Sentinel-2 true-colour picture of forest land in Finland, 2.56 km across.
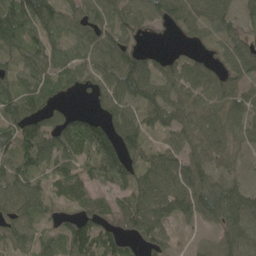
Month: May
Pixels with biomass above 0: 84%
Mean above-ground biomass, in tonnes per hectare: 81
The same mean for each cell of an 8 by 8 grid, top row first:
125 103 71 90 75 89 86 45
82 87 68 113 38 11 22 63
73 75 50 101 134 97 92 73
95 66 37 86 76 88 82 82
111 119 125 123 80 66 91 58
106 58 58 93 98 113 89 35
76 48 62 73 123 107 110 107
70 51 133 99 80 27 37 95
